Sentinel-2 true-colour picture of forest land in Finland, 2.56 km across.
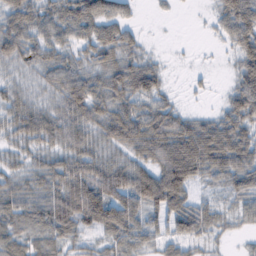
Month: February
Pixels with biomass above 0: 85%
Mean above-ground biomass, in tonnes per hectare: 49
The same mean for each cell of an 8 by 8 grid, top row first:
61 47 75 56 2 3 9 86
57 46 36 55 19 1 2 55
21 34 58 59 70 1 5 58
46 37 58 61 58 37 14 64
33 42 55 46 73 93 88 72
34 55 73 81 75 109 45 54
49 67 99 102 66 69 35 33
46 44 33 41 39 45 26 9
